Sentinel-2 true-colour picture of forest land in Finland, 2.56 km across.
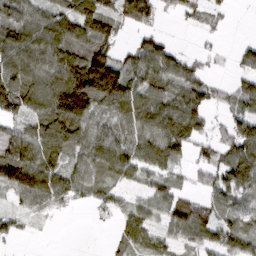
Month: March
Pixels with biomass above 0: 76%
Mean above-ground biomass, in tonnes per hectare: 73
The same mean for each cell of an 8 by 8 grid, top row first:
85 72 105 69 92 25 29 0
116 108 89 66 80 37 12 27
125 109 155 171 83 82 43 37
78 125 153 75 120 113 60 53
103 114 78 92 99 121 54 124
113 106 68 63 45 40 47 125
29 53 15 29 46 82 56 60
21 1 0 16 62 49 71 91
